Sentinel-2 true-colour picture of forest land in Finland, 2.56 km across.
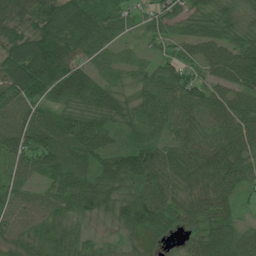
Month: July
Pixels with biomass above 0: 94%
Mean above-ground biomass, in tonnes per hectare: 70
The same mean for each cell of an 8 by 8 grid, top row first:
76 86 92 59 36 61 79 56
95 128 84 53 31 42 70 85
114 110 92 53 60 83 49 77
73 64 74 85 65 81 60 80
67 75 77 43 69 56 70 84
43 56 70 102 92 74 92 69
61 67 71 69 107 64 77 29
58 66 52 27 39 18 84 82
